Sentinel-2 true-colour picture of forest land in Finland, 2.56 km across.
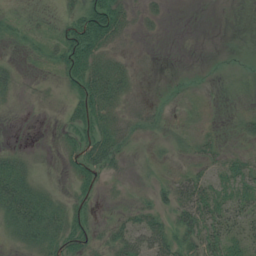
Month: July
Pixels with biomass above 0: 51%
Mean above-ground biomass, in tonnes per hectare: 17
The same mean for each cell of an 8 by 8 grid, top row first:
3 8 33 45 11 0 0 0
4 14 48 21 2 0 0 1
11 2 36 49 5 3 1 6
1 1 26 27 15 4 3 9
4 2 25 35 4 7 18 7
45 4 20 9 2 15 21 35
47 35 13 4 18 31 39 29
20 32 20 24 43 37 34 30
